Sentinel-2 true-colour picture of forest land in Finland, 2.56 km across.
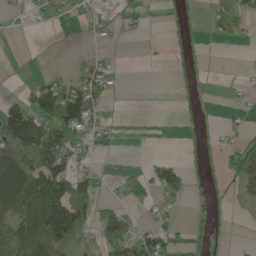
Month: May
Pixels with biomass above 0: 37%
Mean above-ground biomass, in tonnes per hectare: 36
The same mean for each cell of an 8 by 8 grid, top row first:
3 20 13 10 12 15 20 52
0 0 2 5 1 14 2 5
2 31 52 23 0 6 2 5
85 97 131 4 0 7 3 11
79 105 49 3 0 0 11 53
118 128 52 6 50 61 12 72
105 165 59 52 19 19 7 6
95 86 29 82 75 24 13 4
